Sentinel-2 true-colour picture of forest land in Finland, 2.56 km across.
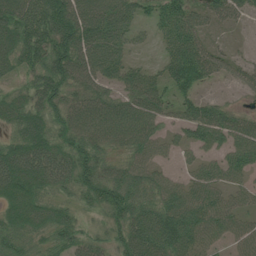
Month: July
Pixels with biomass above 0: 86%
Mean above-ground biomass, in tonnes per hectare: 69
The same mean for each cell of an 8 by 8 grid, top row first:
98 106 101 93 36 87 53 33
97 95 101 71 18 79 48 8
31 86 76 58 71 93 48 40
71 77 79 83 86 48 66 33
74 101 82 64 71 33 60 75
124 104 85 68 61 25 55 43
94 73 40 77 75 94 86 54
62 49 50 50 103 108 55 56
